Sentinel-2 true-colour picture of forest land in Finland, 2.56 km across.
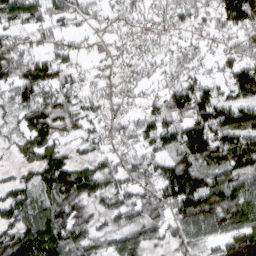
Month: March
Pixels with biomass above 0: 85%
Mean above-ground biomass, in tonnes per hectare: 83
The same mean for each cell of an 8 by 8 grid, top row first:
90 77 49 40 52 61 59 115
77 51 33 34 43 41 34 80
96 101 49 38 44 74 64 116
60 102 65 50 62 115 132 112
49 111 50 51 71 92 149 127
44 108 114 80 71 143 91 98
108 94 88 73 107 112 133 145
126 152 87 79 87 56 56 141
